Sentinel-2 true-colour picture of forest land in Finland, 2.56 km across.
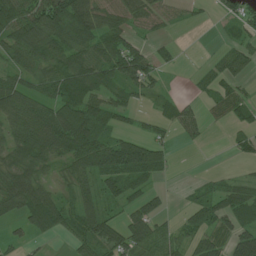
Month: June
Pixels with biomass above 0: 69%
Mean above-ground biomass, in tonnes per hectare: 50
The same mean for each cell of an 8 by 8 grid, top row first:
78 112 89 67 63 28 7 51
82 77 73 76 30 12 3 44
47 59 84 50 62 2 30 36
77 69 89 57 15 38 26 41
60 83 92 72 59 15 6 24
73 30 56 70 56 4 11 12
54 88 65 25 45 7 61 68
16 18 51 63 76 46 54 72
